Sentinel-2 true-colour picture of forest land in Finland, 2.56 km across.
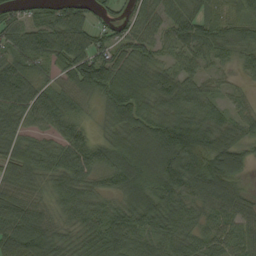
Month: September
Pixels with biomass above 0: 93%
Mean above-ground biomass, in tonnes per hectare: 72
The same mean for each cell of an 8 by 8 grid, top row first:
45 54 61 30 48 64 61 69
80 80 96 80 64 52 53 49
92 46 101 97 96 84 36 21
91 88 44 71 83 80 62 29
70 47 68 68 117 176 107 68
61 57 80 62 122 122 116 60
88 43 77 48 102 76 55 55
102 87 51 88 68 73 62 58
